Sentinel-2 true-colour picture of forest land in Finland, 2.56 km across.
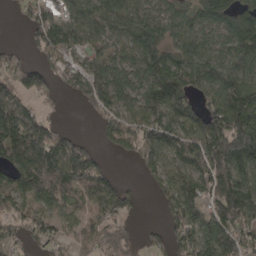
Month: April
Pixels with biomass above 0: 79%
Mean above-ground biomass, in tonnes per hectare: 109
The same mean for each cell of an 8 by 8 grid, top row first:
17 94 105 110 105 95 107 110
27 100 89 75 131 92 103 132
102 63 111 143 112 195 134 143
167 34 19 89 129 148 111 194
174 194 75 48 129 130 190 278
103 217 185 42 32 94 157 141
79 77 67 143 13 105 115 202
46 70 69 60 33 82 117 145
